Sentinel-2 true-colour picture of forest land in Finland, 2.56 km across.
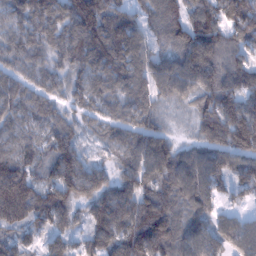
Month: January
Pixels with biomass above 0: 95%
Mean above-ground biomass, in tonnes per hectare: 105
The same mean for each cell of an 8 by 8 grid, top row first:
68 87 159 120 75 98 121 130
84 76 125 142 88 115 155 81
80 65 68 101 91 156 130 110
83 86 60 58 95 26 128 154
83 97 72 75 131 71 101 138
158 88 163 72 121 145 130 82
170 139 70 159 158 112 83 30
65 59 50 141 203 136 104 100
